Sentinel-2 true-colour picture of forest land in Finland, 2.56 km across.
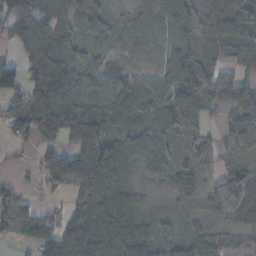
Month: November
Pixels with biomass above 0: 83%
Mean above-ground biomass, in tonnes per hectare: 66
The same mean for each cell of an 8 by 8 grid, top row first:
94 90 55 40 52 72 45 93
35 79 43 39 54 52 58 60
86 101 66 63 47 78 117 66
75 147 84 105 71 88 60 71
28 54 86 77 82 40 78 39
12 78 139 99 44 60 63 68
70 31 52 77 36 20 40 97
20 77 90 86 57 38 64 25
